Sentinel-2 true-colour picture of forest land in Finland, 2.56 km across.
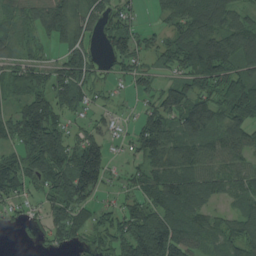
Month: August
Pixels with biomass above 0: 79%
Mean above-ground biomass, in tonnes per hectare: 87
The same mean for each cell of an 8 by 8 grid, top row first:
54 111 72 70 25 89 137 68
49 34 84 75 56 108 136 112
74 77 97 32 50 68 106 122
85 132 52 34 62 103 124 118
76 183 107 37 91 86 79 92
131 132 197 44 84 117 90 80
46 60 89 50 100 115 69 57
8 39 48 106 184 154 66 128
